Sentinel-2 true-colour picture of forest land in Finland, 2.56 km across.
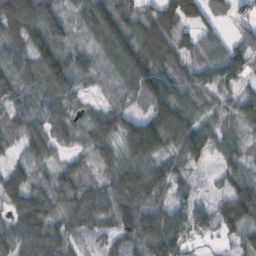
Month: October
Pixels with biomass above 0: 90%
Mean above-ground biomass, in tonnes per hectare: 80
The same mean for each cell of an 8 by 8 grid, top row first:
168 94 62 125 71 119 56 29
61 129 55 100 127 75 59 58
78 117 55 48 115 66 62 48
60 88 50 76 64 145 45 73
44 81 51 63 173 107 86 54
75 53 64 77 112 81 13 61
96 94 82 80 89 67 56 148
114 141 34 48 85 99 30 58
